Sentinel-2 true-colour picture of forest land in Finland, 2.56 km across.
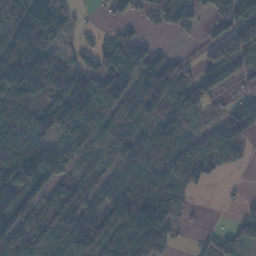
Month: November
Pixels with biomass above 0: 78%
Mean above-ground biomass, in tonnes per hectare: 98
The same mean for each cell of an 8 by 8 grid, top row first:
176 199 16 33 41 73 44 119
199 142 42 92 73 10 71 124
182 185 119 141 125 139 88 28
126 115 149 89 111 104 40 107
147 119 80 76 88 76 85 76
146 107 81 64 91 118 73 7
138 111 112 119 133 76 1 24
138 98 154 112 139 49 43 98
